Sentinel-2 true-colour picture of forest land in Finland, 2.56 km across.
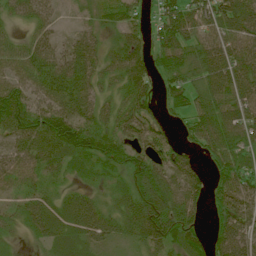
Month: July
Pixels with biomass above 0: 89%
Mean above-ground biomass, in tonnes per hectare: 59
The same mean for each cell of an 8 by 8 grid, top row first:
28 38 18 36 31 85 79 89
44 60 65 40 53 92 66 68
57 73 76 44 69 58 74 80
87 78 76 48 65 36 67 72
58 90 85 72 71 45 55 60
43 39 27 34 67 70 42 74
30 63 71 41 86 60 36 75
13 45 51 40 68 63 49 85
